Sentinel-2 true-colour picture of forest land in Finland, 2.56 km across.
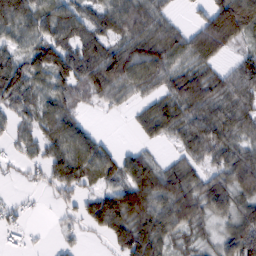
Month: February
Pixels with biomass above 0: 79%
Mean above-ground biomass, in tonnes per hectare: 68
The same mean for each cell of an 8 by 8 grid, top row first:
112 78 64 63 87 22 47 129
55 102 88 68 91 81 91 30
93 70 90 108 78 69 75 73
53 60 39 17 45 86 84 84
36 68 92 18 29 39 88 57
14 51 77 60 116 89 63 96
18 7 51 142 114 121 75 72
12 5 17 58 137 50 27 104
